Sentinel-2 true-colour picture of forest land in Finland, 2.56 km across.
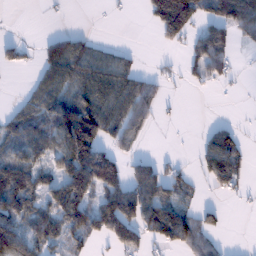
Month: January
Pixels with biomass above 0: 53%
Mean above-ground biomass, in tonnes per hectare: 62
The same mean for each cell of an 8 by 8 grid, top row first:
0 3 0 2 26 197 72 115
35 58 69 25 2 22 101 19
0 75 84 100 47 11 43 6
45 100 161 99 51 3 0 1
96 100 197 51 14 1 72 57
117 64 176 106 78 42 67 61
111 78 118 111 111 84 26 4
72 90 60 63 53 99 48 0
